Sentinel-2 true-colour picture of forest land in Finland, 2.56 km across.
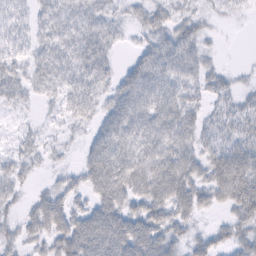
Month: February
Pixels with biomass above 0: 79%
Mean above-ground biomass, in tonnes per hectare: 43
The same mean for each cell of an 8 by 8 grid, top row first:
44 41 48 28 31 27 14 6
39 39 58 30 34 60 16 0
47 46 51 36 71 54 30 9
13 9 40 48 69 63 27 37
20 17 14 70 57 58 38 48
39 12 35 82 73 81 53 82
20 65 33 67 56 58 25 47
31 45 81 85 79 37 32 36
